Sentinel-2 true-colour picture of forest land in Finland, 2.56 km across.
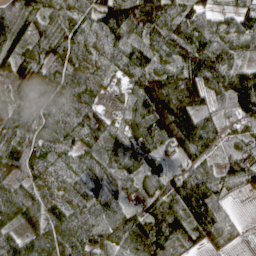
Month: April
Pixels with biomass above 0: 94%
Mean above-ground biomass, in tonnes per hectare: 94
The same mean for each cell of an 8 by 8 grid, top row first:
93 66 74 126 133 101 72 81
85 88 68 84 102 121 120 74
93 110 95 32 136 142 165 141
71 73 93 28 128 230 102 107
110 79 81 89 99 150 104 71
70 64 70 74 66 41 83 97
95 94 88 82 60 116 131 6
131 107 113 103 156 106 66 11
